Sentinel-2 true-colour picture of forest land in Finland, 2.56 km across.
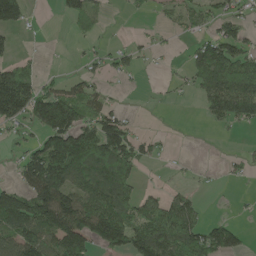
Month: May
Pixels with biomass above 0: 51%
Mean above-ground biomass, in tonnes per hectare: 74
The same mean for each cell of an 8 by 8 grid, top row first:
102 1 96 10 15 41 46 48
20 3 9 28 21 8 119 75
131 20 45 16 8 13 162 216
123 171 114 55 1 0 59 126
30 109 177 149 40 3 0 7
43 209 141 179 14 7 3 19
145 170 138 153 80 100 11 6
116 99 138 115 121 136 117 53
